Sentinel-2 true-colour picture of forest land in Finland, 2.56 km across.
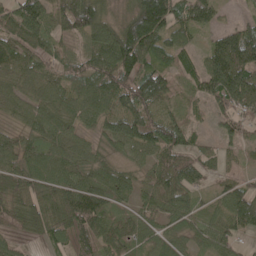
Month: May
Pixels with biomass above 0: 89%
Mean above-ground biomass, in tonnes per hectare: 81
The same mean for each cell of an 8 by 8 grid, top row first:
110 96 151 58 182 102 72 16
100 71 43 142 141 78 58 146
74 80 73 119 124 44 115 155
53 73 74 75 105 45 49 98
65 73 51 57 87 103 25 50
105 86 74 69 45 137 50 36
109 104 146 62 58 71 34 97
42 63 92 78 55 49 60 46
